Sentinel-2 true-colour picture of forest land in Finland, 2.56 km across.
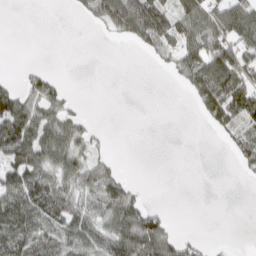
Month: April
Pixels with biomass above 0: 48%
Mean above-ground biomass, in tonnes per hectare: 44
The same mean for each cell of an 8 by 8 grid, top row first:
0 0 13 73 111 80 79 85
0 0 0 0 26 66 90 80
16 40 0 0 0 19 111 90
111 64 23 0 0 0 59 88
121 94 56 7 0 0 0 50
81 72 69 46 0 0 0 7
98 93 57 73 66 1 0 0
94 76 85 84 128 54 7 0
